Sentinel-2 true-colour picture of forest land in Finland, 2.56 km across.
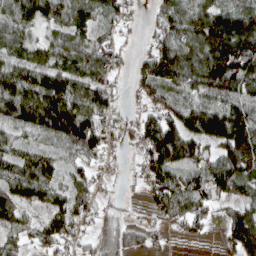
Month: April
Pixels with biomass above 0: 81%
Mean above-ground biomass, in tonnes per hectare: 80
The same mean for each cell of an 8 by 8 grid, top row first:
88 78 81 59 18 78 115 110
68 60 76 65 23 103 146 174
99 101 66 51 64 86 102 108
108 170 119 62 52 84 98 86
51 32 100 43 81 143 86 152
77 74 46 21 69 90 122 127
84 67 79 30 19 91 59 67
37 75 55 104 60 13 17 135
